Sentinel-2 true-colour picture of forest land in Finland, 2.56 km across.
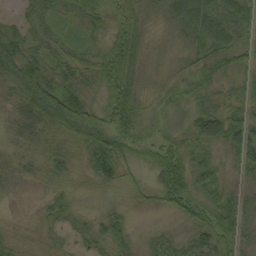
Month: September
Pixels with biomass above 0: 90%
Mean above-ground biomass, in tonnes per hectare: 37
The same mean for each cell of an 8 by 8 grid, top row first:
13 33 37 39 28 47 73 55
47 32 23 41 27 22 44 37
52 53 38 49 21 22 34 26
37 69 53 50 34 23 60 50
30 41 39 58 30 42 45 78
28 23 13 43 16 69 48 27
5 19 14 16 11 36 52 64
17 13 13 42 16 31 50 52
